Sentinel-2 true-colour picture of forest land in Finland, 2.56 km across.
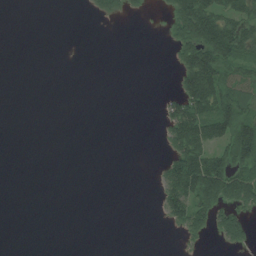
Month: July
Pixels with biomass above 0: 27%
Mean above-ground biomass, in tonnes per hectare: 30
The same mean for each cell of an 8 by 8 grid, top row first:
0 0 1 18 4 67 113 74
0 0 0 0 0 41 133 89
0 0 0 0 0 26 132 69
0 0 0 0 0 66 104 86
0 0 0 0 0 58 86 126
0 0 0 0 0 95 168 87
0 0 0 0 0 71 76 52
0 0 0 0 0 3 12 40
